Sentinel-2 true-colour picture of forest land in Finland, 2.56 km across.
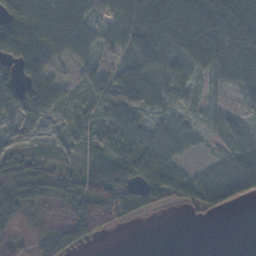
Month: November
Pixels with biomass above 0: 79%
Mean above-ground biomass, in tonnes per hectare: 46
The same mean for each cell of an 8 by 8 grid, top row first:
109 74 59 41 77 89 87 86
93 73 51 32 63 62 76 69
58 70 27 56 66 37 22 51
66 51 27 57 40 24 15 20
19 23 26 34 42 37 11 28
41 41 48 84 43 51 37 72
48 22 54 73 37 35 65 18
30 49 53 2 0 0 0 0
